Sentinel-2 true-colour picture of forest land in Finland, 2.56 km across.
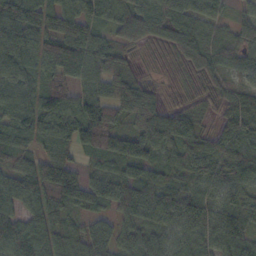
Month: October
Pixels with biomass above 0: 93%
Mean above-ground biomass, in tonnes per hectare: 88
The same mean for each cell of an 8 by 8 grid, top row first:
126 115 99 83 124 130 76 41
129 106 114 72 53 80 95 67
97 81 58 99 43 33 50 37
121 100 104 77 120 76 37 90
122 73 93 105 126 106 62 80
100 110 68 87 90 64 75 89
74 101 65 66 116 135 81 87
111 110 116 100 79 66 67 91
